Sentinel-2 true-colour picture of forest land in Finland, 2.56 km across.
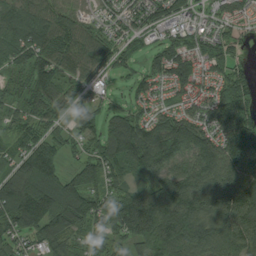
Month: August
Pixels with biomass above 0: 89%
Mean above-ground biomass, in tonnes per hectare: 103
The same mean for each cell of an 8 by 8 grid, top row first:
115 106 61 56 94 79 41 65
119 147 100 77 35 84 76 32
48 137 64 28 59 108 84 81
53 100 103 67 58 79 116 152
75 111 59 134 163 140 119 165
113 138 104 89 69 130 129 154
174 164 134 102 186 191 149 177
69 112 62 60 129 150 121 112
